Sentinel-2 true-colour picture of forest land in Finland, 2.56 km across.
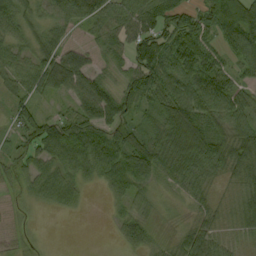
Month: September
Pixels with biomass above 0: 86%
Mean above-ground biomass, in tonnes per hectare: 54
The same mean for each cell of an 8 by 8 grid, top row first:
75 46 67 65 74 74 65 98
44 61 30 53 93 89 62 73
48 64 60 32 82 66 83 40
43 21 64 69 39 85 68 61
29 75 81 80 78 86 112 82
37 58 43 56 69 49 48 48
17 17 13 16 33 10 38 50
24 2 0 5 48 32 66 31
